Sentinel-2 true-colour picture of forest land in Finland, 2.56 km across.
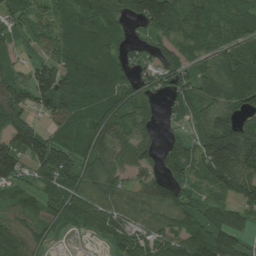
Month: July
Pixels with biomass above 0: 87%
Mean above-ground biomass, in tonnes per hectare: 89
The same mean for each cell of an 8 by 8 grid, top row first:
57 62 120 121 134 113 102 84
54 51 113 82 50 79 67 80
78 117 143 123 72 87 104 137
97 74 94 105 64 51 88 94
94 123 89 91 71 62 148 202
78 83 84 82 54 86 96 153
80 78 78 68 80 111 74 72
113 46 10 64 60 80 131 65
